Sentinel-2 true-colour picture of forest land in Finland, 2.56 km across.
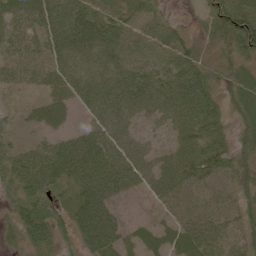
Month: June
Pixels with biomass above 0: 92%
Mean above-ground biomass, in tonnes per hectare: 63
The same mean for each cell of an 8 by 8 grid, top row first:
46 65 81 64 46 9 41 77
37 50 87 79 57 69 20 69
37 33 70 82 96 96 71 59
14 35 25 77 57 82 103 53
39 52 76 78 45 67 97 45
97 106 87 89 63 79 92 49
51 60 90 69 27 53 63 52
28 78 83 96 44 52 77 52
